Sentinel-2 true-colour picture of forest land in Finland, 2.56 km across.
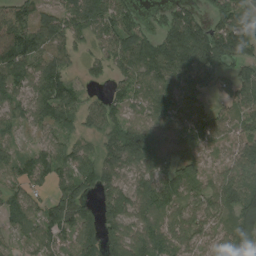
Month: August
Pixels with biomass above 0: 88%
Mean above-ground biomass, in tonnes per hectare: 93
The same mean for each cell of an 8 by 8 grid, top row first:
128 67 91 114 34 109 72 115
172 90 42 83 123 213 178 134
104 118 31 49 98 100 102 103
80 108 68 69 77 66 58 65
66 60 40 74 193 87 57 77
79 74 117 93 102 81 59 120
87 93 106 126 102 72 90 120
40 92 116 99 110 84 63 140
